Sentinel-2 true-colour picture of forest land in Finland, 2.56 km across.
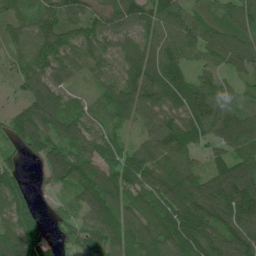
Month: June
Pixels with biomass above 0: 93%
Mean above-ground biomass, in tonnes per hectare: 96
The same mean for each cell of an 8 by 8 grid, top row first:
75 92 92 109 88 91 79 105
77 117 97 65 92 104 96 111
63 96 33 68 141 115 69 55
66 118 80 103 84 80 110 95
66 104 112 88 65 110 66 101
71 69 135 109 106 129 89 136
89 22 78 133 123 145 133 146
113 61 78 105 116 136 120 118
